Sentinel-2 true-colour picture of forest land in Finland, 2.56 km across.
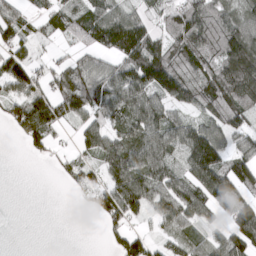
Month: March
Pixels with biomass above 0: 71%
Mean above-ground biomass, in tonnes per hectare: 68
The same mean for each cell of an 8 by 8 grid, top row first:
59 46 71 81 42 97 117 56
51 14 51 91 114 83 107 127
104 57 81 87 113 115 101 158
89 113 80 84 105 47 76 95
7 51 36 68 87 80 140 48
0 3 45 66 92 58 106 117
0 0 4 81 53 89 68 81
0 0 0 34 60 36 47 99
